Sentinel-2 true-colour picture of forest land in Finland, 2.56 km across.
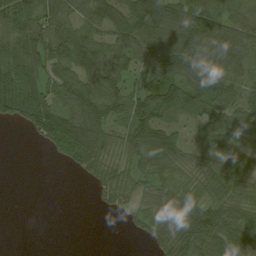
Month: August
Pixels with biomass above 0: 78%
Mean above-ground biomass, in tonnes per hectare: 74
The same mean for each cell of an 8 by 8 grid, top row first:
102 105 76 94 130 96 97 68
94 111 132 82 100 121 111 102
109 79 103 97 50 102 134 74
78 114 110 94 125 88 98 93
0 51 129 59 107 70 74 51
0 0 28 73 59 67 79 65
0 0 0 36 49 82 88 75
0 0 0 0 25 103 100 102
